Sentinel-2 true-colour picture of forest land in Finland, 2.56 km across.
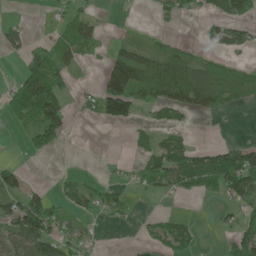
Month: May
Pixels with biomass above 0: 42%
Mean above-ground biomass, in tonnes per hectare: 40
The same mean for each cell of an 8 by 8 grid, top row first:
5 5 37 1 1 25 21 38
37 32 39 25 40 29 19 30
27 90 6 136 75 91 91 61
43 140 12 94 19 32 33 6
2 78 0 0 20 58 15 31
65 1 5 5 39 82 95 133
74 83 31 29 1 1 1 36
61 85 41 0 12 44 1 64
